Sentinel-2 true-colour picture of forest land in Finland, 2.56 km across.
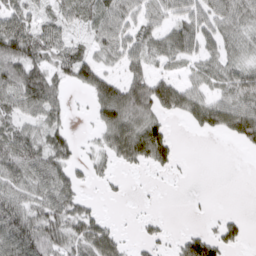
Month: March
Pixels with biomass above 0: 65%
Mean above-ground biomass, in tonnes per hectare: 51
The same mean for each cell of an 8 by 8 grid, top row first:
69 45 53 64 48 53 63 66
95 72 39 55 55 69 44 40
86 86 57 55 77 44 42 69
49 61 5 90 77 53 93 98
80 62 18 68 121 31 0 37
69 79 32 24 7 9 0 0
69 67 52 1 4 0 5 3
90 76 63 61 27 23 68 36
